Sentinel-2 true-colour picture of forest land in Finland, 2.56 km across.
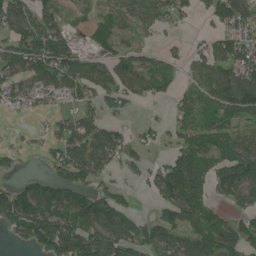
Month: June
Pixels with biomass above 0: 69%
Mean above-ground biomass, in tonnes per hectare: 75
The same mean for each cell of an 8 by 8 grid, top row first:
97 71 24 62 87 63 46 108
79 137 51 53 39 16 66 107
78 98 103 80 95 44 82 121
29 31 60 25 7 55 88 95
15 44 101 93 42 49 81 98
27 55 97 31 36 131 76 108
141 109 122 97 5 101 52 48
37 153 176 127 89 80 85 91
